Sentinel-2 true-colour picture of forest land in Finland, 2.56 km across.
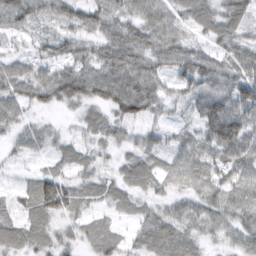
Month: February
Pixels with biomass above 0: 89%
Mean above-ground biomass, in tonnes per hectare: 50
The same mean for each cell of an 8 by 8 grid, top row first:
57 42 59 57 66 51 60 55
15 38 43 75 71 65 37 52
65 56 78 76 78 46 76 82
40 23 28 49 71 18 77 77
23 28 31 32 37 34 67 91
10 51 33 28 54 49 61 68
30 79 39 30 28 42 59 64
54 51 34 43 43 62 30 52
